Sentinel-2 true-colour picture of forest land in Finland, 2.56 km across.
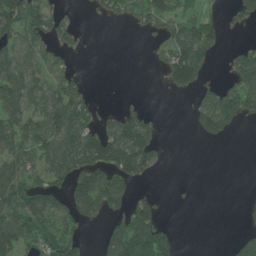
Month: June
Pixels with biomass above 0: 50%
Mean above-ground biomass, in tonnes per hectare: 57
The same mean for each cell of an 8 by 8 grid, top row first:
104 78 9 31 55 61 31 40
95 64 29 0 8 126 68 31
115 72 36 0 0 87 28 78
103 115 93 26 27 0 94 81
84 97 117 124 100 0 13 0
84 78 91 95 40 0 0 0
91 112 81 71 80 2 0 9
94 57 53 84 125 32 0 56
